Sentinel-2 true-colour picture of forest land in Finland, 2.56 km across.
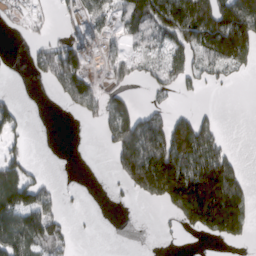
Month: March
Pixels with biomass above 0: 47%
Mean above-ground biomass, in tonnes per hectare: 76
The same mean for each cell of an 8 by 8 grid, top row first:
28 25 85 59 157 211 210 200
35 66 136 25 43 82 125 166
0 60 124 44 29 55 29 12
54 0 53 104 67 40 10 0
28 0 0 87 194 207 123 2
94 11 0 23 243 234 222 74
138 84 4 3 7 119 252 127
97 92 4 0 0 3 24 43
